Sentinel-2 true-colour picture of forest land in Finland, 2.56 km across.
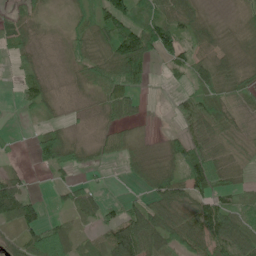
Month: June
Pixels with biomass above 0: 75%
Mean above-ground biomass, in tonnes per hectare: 42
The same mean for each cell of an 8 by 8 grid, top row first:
29 18 45 89 45 57 21 18
38 6 41 77 99 65 34 26
13 25 30 72 34 11 63 39
4 19 8 39 12 23 61 15
3 74 28 33 25 30 55 32
32 12 12 2 51 60 75 25
100 19 54 17 52 88 63 45
33 100 25 77 92 65 75 76
